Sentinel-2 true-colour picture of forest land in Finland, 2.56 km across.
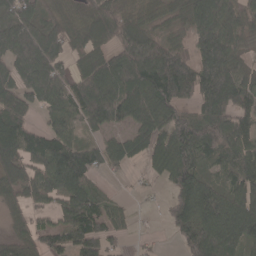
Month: April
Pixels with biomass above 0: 81%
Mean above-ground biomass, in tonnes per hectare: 101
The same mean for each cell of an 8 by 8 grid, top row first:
113 73 60 128 63 47 117 66
179 146 71 82 120 91 146 64
118 174 97 117 149 219 158 96
111 86 112 122 110 111 110 87
168 120 68 62 87 135 140 106
127 121 128 19 21 111 69 94
57 58 117 54 7 86 169 154
61 74 120 57 10 32 156 134
